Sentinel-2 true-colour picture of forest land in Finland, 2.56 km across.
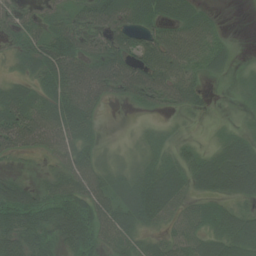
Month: July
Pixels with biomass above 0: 78%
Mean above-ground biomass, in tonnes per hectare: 50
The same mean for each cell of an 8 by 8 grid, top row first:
38 39 58 70 62 60 27 0
41 71 60 63 59 70 46 3
27 65 96 88 77 63 19 13
64 67 88 3 21 31 14 8
54 61 59 6 25 24 13 49
18 33 78 39 47 56 70 88
78 62 66 70 80 47 48 32
80 51 71 55 31 49 56 86
